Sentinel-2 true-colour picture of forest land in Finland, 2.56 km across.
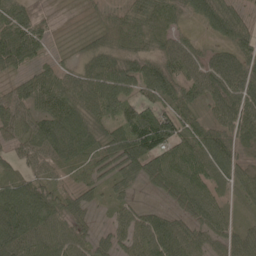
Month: May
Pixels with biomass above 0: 91%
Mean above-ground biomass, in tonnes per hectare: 61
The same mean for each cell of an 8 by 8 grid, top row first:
64 16 16 35 57 38 72 47
105 32 20 45 43 63 23 60
32 59 52 85 80 61 73 75
61 66 69 55 90 72 42 91
43 84 95 71 124 102 90 55
47 42 40 48 53 97 78 55
110 92 45 27 26 34 72 24
109 77 48 45 80 90 50 56
